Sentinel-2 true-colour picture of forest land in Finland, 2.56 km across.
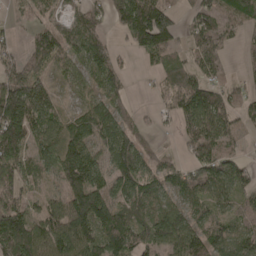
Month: April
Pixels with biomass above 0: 79%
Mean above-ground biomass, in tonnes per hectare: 80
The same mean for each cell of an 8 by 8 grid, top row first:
23 45 61 69 184 60 79 93
32 103 82 61 81 46 110 27
105 55 48 71 7 66 85 31
161 85 36 75 15 77 140 61
99 76 94 110 56 12 114 31
87 48 145 91 94 70 89 63
105 63 137 110 69 62 65 52
163 119 125 112 86 104 115 71
